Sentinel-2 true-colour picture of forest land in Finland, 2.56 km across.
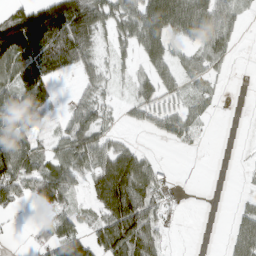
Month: March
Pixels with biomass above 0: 62%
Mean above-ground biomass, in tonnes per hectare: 55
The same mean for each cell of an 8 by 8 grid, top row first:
76 152 135 62 97 112 92 25
160 170 103 29 62 29 59 7
93 85 26 20 36 44 28 0
147 46 51 21 44 45 17 0
43 33 88 43 6 22 2 1
85 87 60 157 80 4 0 3
27 49 21 133 88 4 0 17
2 61 72 121 103 1 0 64
